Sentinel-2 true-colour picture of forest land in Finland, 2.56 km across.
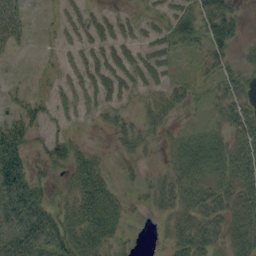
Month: September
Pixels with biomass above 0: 66%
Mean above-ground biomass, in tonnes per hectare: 32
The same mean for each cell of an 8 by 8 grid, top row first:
31 3 16 16 15 34 58 24
16 4 15 28 23 31 46 17
4 9 14 41 27 16 24 35
23 19 8 21 22 20 19 40
52 30 19 15 28 16 28 46
65 25 54 17 20 33 24 58
70 54 62 44 13 45 58 58
67 70 62 38 4 40 49 57
